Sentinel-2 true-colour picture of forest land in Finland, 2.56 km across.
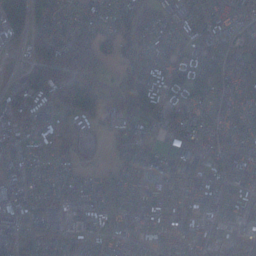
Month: December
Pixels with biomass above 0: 85%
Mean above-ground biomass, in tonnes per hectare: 70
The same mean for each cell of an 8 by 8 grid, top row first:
56 64 35 64 99 48 70 63
30 123 136 52 87 52 73 82
34 140 128 26 126 124 139 66
85 76 95 41 97 99 56 58
55 58 34 26 49 49 42 61
43 42 29 45 46 55 67 84
69 59 71 80 75 64 102 82
61 48 61 63 81 52 101 124
